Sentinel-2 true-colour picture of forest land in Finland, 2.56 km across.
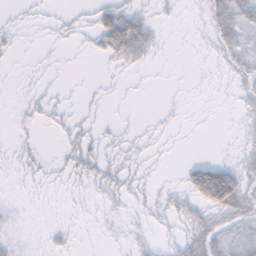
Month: November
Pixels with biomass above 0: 39%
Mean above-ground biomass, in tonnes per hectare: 11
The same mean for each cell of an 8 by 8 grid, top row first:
3 3 4 36 16 4 20 35
6 2 2 44 31 0 6 27
1 2 0 3 1 0 2 14
3 9 3 1 0 2 0 7
6 0 17 6 5 1 0 7
4 4 13 15 6 2 75 33
4 0 1 6 7 16 33 35
9 5 1 1 5 10 38 24
